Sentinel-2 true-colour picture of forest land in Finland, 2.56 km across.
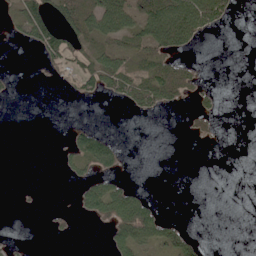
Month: June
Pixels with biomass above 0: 29%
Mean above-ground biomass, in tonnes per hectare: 26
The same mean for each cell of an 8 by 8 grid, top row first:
30 59 72 101 82 137 102 5
3 54 39 58 61 64 0 0
4 4 46 69 64 61 3 0
0 0 0 0 27 6 17 0
0 0 56 44 0 0 3 0
0 0 22 36 0 0 0 0
1 2 24 88 71 0 0 0
2 2 1 43 67 59 5 0
